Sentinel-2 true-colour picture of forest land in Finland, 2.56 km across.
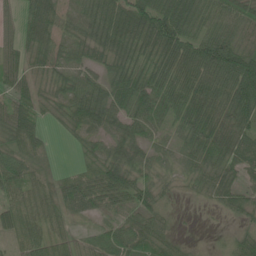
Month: June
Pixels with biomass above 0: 87%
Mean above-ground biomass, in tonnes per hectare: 41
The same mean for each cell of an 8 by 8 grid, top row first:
24 48 37 63 70 64 46 43
34 38 37 50 53 68 72 51
42 31 39 39 49 59 63 83
54 21 52 47 45 52 61 65
36 18 16 34 34 26 60 58
50 20 24 62 28 22 41 38
56 36 29 28 38 8 7 36
36 51 27 33 38 19 3 30
